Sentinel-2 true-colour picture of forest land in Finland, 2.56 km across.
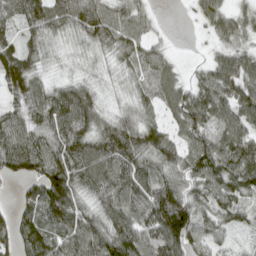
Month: April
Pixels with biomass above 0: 91%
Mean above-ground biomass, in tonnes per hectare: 81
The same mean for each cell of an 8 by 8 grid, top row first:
102 109 108 89 56 0 71 51
99 50 33 63 65 9 19 62
117 43 45 20 51 51 69 108
67 123 142 45 55 64 85 91
121 100 107 110 97 60 74 97
57 136 105 125 122 77 111 106
47 103 87 102 113 132 58 64
82 104 120 117 110 122 62 9
